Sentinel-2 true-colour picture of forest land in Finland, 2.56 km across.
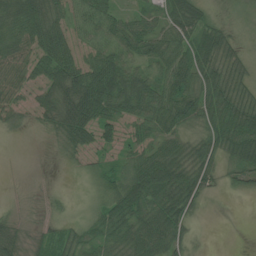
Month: July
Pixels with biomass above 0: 82%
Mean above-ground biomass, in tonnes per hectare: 49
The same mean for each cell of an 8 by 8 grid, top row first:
83 78 58 50 34 78 31 3
65 81 47 67 62 62 68 23
53 62 91 104 71 81 76 51
33 49 100 67 70 85 76 75
1 7 50 36 43 47 53 79
1 3 8 42 81 74 44 33
9 18 5 63 62 74 11 0
41 30 36 46 67 48 3 0
